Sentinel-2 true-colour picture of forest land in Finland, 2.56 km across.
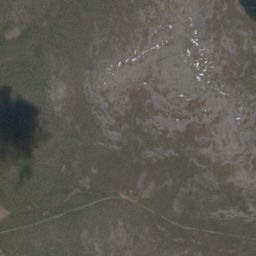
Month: May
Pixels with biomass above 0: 86%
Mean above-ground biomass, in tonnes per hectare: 43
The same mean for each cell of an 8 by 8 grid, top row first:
62 73 58 40 17 4 17 22
73 81 46 19 5 0 6 25
102 67 35 4 4 1 3 28
113 77 50 13 15 3 3 5
103 80 67 48 33 25 10 4
98 87 58 40 27 32 25 14
82 91 84 55 38 42 51 48
79 73 59 37 40 49 48 69
